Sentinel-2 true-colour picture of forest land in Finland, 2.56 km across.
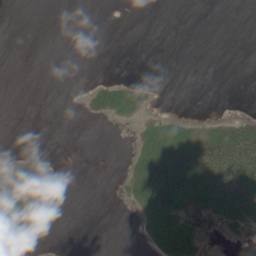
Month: June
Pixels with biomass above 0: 24%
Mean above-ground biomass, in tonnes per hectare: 14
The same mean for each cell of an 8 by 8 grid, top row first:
0 0 0 0 0 0 0 0
0 0 0 0 0 0 0 0
0 0 0 9 5 0 0 0
0 0 2 28 12 3 0 3
0 0 0 0 21 42 37 74
49 15 0 0 53 67 61 57
80 17 0 0 36 44 34 61
2 0 0 0 10 39 3 8
